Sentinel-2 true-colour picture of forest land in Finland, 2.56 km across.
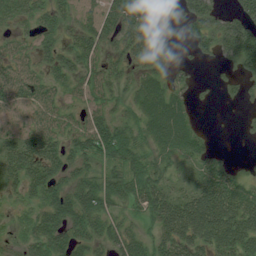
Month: July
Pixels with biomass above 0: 76%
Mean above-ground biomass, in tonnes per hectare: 41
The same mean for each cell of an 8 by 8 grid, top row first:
28 31 24 47 62 33 55 58
30 29 43 32 59 9 37 80
57 33 37 32 39 32 5 31
20 43 28 33 50 51 1 7
35 49 45 78 38 54 21 2
39 52 38 45 63 22 50 22
13 49 63 39 48 61 83 71
15 61 41 46 37 60 65 76
